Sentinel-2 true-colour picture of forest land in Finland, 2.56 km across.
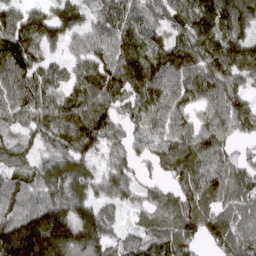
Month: March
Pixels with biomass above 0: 91%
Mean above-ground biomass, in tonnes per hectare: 110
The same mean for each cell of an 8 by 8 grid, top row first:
108 121 99 105 73 115 134 116
154 72 82 127 102 139 129 132
127 91 109 148 182 142 154 104
108 135 130 94 112 115 112 99
74 91 131 81 58 107 113 53
70 85 81 94 43 96 103 91
108 137 112 66 67 99 102 81
236 247 175 85 91 114 89 111
